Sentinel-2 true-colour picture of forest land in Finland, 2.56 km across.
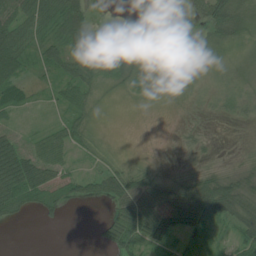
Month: July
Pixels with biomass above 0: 68%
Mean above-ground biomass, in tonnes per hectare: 30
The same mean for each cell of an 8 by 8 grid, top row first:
63 59 55 0 0 0 56 51
73 35 54 53 46 39 28 19
41 17 40 27 38 21 14 13
19 5 30 2 3 7 9 15
36 39 22 5 0 7 9 2
76 39 24 37 31 12 30 37
34 28 3 25 78 77 79 49
0 0 0 40 70 40 28 37
